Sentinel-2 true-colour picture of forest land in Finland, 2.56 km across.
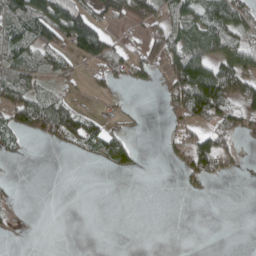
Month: April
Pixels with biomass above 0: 43%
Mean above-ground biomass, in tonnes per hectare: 41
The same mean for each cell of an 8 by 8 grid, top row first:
102 115 84 70 56 56 71 71
91 69 95 54 35 64 92 77
82 31 15 33 28 85 166 93
73 111 42 12 5 46 133 69
29 19 42 76 2 34 82 29
1 0 0 11 4 9 57 8
12 0 0 0 0 0 0 0
2 0 0 0 0 0 0 0
